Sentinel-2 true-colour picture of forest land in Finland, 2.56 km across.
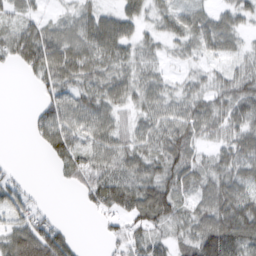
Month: March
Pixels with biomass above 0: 79%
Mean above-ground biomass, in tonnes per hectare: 50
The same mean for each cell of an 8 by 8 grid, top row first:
29 19 40 44 42 44 39 43
70 89 69 70 37 24 37 26
1 58 65 61 49 18 27 57
0 60 64 48 41 52 60 62
0 55 53 62 47 78 29 70
14 1 59 81 68 66 50 64
53 13 10 50 89 53 66 97
85 107 12 18 50 39 105 118
